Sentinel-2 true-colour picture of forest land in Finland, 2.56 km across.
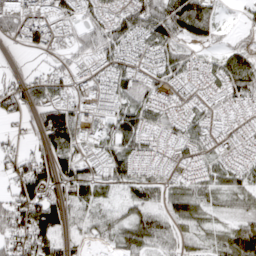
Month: April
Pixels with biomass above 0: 83%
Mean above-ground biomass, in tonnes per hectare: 54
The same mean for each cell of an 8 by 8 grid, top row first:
88 77 49 63 91 123 76 13
15 49 55 65 50 58 25 32
32 52 31 56 52 40 38 88
49 95 41 60 68 40 37 28
21 63 56 75 51 44 38 33
67 71 73 57 43 29 47 48
94 92 44 34 64 60 45 35
76 81 22 39 75 41 29 92
